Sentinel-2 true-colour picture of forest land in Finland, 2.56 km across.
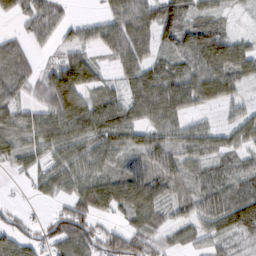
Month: February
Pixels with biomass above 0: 81%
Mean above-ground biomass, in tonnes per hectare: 64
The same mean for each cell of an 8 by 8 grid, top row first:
47 88 11 69 92 87 52 9
40 24 60 71 69 67 125 62
63 74 130 30 89 83 104 59
47 69 110 87 73 75 26 42
53 66 73 72 64 69 60 53
18 58 71 62 78 58 53 76
23 13 75 66 91 38 73 123
64 47 91 64 72 32 48 37
